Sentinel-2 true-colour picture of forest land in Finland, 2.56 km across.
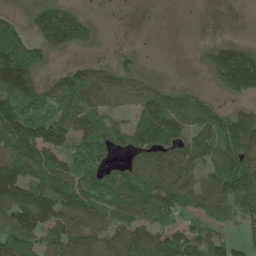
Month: May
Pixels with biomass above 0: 76%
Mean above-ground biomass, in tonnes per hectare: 96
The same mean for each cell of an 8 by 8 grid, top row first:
29 129 66 0 0 0 0 0
176 95 49 12 4 0 45 76
267 48 104 78 43 8 30 159
153 94 97 61 136 130 85 64
133 163 100 90 149 126 141 172
136 136 134 91 103 131 101 184
175 152 134 106 128 102 103 86
160 105 101 105 95 97 98 38
